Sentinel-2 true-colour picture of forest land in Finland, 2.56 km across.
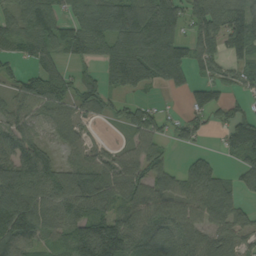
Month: September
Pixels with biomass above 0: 79%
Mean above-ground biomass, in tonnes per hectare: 85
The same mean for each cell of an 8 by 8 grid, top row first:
68 68 74 148 127 108 127 111
60 78 63 113 123 125 76 102
55 124 73 80 100 82 57 45
82 71 66 41 57 13 87 70
90 47 49 24 76 38 11 142
118 100 119 90 92 64 75 52
132 96 90 72 118 87 91 53
109 54 142 168 102 116 87 61
